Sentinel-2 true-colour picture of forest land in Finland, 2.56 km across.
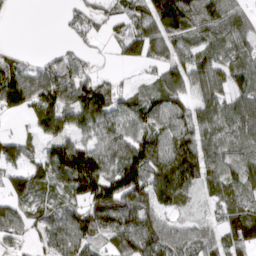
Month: March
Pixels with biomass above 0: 78%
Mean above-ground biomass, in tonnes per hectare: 80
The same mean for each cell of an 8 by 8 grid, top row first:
3 0 47 42 71 157 125 74
10 9 30 18 91 67 87 67
102 94 70 27 21 83 100 73
52 97 113 87 75 72 69 82
70 69 71 78 104 116 75 84
67 95 214 111 149 212 102 79
66 49 72 154 123 69 27 90
40 60 94 92 139 71 45 109
